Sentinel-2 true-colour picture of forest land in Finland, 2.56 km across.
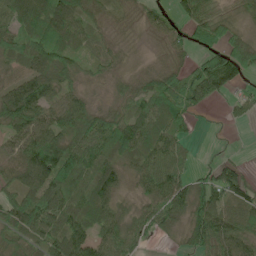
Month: June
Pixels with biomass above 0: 86%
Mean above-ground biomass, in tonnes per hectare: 66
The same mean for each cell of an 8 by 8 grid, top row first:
114 122 87 30 36 44 70 35
81 103 57 34 8 39 61 69
61 88 42 32 46 76 105 47
124 72 82 48 79 74 15 23
63 116 91 85 83 59 2 0
61 105 86 79 57 67 43 62
99 95 79 66 45 90 92 69
57 74 88 74 32 22 102 90
